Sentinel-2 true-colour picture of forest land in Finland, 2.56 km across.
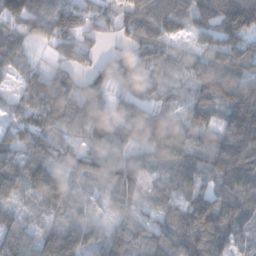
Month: December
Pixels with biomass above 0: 91%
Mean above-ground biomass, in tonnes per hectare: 83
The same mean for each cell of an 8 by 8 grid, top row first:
105 127 84 53 112 119 114 186
79 35 62 16 73 33 64 113
37 71 57 85 43 28 106 111
49 125 96 74 67 38 105 163
96 99 44 95 70 102 61 150
106 134 58 95 50 91 83 166
48 66 35 44 39 57 115 98
83 94 89 69 63 118 123 55
